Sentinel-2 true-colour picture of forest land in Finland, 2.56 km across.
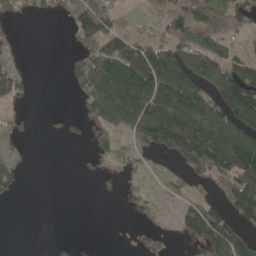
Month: May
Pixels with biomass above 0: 47%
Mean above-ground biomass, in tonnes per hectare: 60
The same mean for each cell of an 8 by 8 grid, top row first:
17 16 82 56 18 52 70 45
17 0 47 91 95 101 76 21
49 0 71 163 171 163 105 133
15 5 21 148 139 165 139 163
13 0 9 52 80 148 158 168
46 0 2 13 16 27 74 122
1 0 0 0 28 21 58 96
0 3 5 0 21 7 100 91
